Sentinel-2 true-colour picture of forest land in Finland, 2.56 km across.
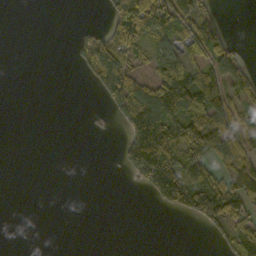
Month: October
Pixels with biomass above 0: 39%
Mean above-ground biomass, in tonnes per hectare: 41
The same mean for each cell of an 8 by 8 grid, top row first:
0 0 0 70 161 93 41 0
0 0 32 81 50 47 64 17
0 0 5 118 47 130 73 64
0 0 0 29 119 121 118 47
0 0 0 1 137 127 94 67
0 0 0 0 60 109 78 71
0 0 0 0 0 50 130 82
0 0 0 0 0 0 12 86
